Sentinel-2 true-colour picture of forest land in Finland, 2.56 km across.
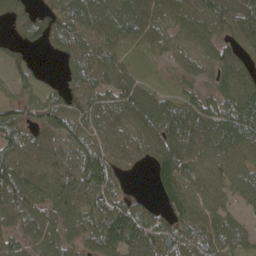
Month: May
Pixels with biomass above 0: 86%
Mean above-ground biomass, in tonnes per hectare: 72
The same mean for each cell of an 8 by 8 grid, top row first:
44 37 93 79 92 68 86 76
22 31 73 62 49 43 66 62
43 18 74 81 31 31 42 95
59 92 71 85 88 79 77 107
79 61 81 61 72 86 89 91
106 64 87 73 3 106 74 70
113 81 64 88 62 93 98 38
69 86 54 97 98 102 110 61
